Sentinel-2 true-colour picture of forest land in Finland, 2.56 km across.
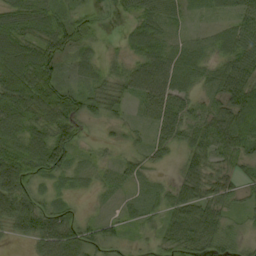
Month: September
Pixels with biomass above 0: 90%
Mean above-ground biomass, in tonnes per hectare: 47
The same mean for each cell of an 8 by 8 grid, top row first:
71 62 38 7 31 20 16 49
72 70 48 7 50 26 25 67
85 74 30 40 61 49 39 66
78 71 60 37 28 68 51 74
70 99 29 17 25 49 57 58
91 49 24 19 29 18 54 37
87 47 18 10 35 52 60 24
25 79 68 34 18 59 62 32
